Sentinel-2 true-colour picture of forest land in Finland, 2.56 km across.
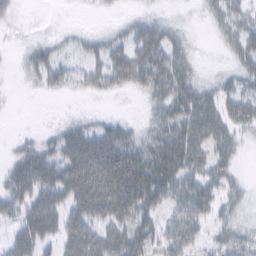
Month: February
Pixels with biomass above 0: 62%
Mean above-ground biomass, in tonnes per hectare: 26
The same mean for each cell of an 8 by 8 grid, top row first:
9 0 1 4 8 2 12 25
5 20 17 26 36 26 0 24
2 38 23 36 34 42 8 22
1 0 3 3 8 44 42 32
11 19 44 46 27 38 40 17
40 48 50 55 44 42 37 10
31 44 36 44 37 34 32 14
31 29 45 39 34 44 22 32
